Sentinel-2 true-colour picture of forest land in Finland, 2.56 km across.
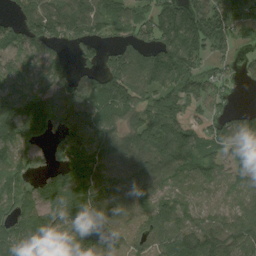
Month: August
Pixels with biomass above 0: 84%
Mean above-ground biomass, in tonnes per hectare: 93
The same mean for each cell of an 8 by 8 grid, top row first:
38 132 123 97 80 155 177 99
60 92 66 56 86 167 112 43
37 89 83 125 109 110 86 38
114 103 107 109 116 105 60 47
89 48 130 109 113 146 75 69
90 62 103 120 113 70 54 58
82 93 101 116 91 82 49 57
96 79 110 77 75 125 121 105
